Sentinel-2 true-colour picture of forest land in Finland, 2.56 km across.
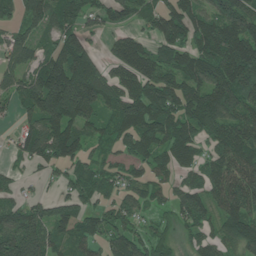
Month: June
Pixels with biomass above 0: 82%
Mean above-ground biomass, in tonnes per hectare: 111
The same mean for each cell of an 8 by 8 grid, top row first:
70 133 98 79 75 137 120 149
112 73 147 48 76 138 143 186
86 198 246 106 138 112 135 198
58 188 188 87 159 141 202 141
48 155 111 68 117 130 69 127
42 32 93 69 67 64 102 145
69 80 97 66 59 78 84 128
173 122 94 91 71 53 65 148
